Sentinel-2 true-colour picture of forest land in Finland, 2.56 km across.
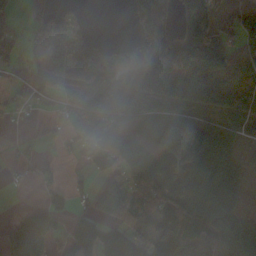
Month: October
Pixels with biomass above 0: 69%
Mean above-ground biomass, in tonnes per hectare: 75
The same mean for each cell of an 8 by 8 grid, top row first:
23 84 30 0 107 79 122 91
26 138 109 38 100 105 103 60
33 77 74 99 122 92 76 29
14 9 89 133 127 64 51 71
5 15 62 80 49 117 116 39
6 22 18 57 118 58 116 57
7 74 27 109 101 105 118 47
92 69 127 119 114 108 145 125
